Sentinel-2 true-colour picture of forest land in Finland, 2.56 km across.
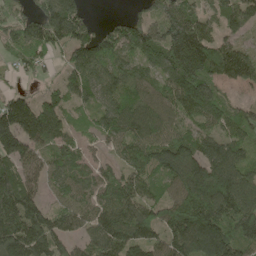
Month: May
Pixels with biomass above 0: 88%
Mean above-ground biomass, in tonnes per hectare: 124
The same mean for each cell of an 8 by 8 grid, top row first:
86 164 99 15 92 181 85 117
87 112 139 139 160 210 163 100
21 40 123 118 94 140 131 104
170 136 46 111 134 99 132 78
142 110 59 61 126 142 101 111
144 93 86 79 109 144 194 142
204 105 105 143 131 142 197 188
191 171 79 146 153 163 217 143
